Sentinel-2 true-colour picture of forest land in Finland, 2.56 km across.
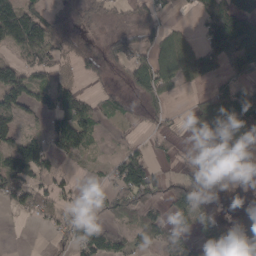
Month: March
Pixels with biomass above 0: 57%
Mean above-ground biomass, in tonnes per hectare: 59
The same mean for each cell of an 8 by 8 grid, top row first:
151 57 25 24 42 8 76 151
58 80 21 54 61 77 73 129
97 56 24 9 94 62 41 57
81 68 106 44 30 11 99 144
75 67 83 7 23 19 39 65
100 51 8 43 129 23 74 11
40 39 48 64 78 65 41 0
0 9 103 71 59 75 62 76
